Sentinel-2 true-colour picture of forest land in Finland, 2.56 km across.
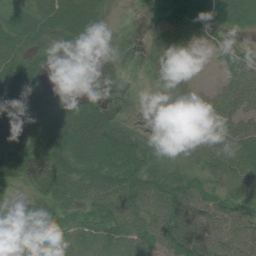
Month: July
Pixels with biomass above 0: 81%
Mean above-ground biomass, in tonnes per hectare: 57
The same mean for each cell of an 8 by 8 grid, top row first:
36 72 90 17 23 67 67 56
54 29 12 0 27 75 21 32
82 19 0 0 13 76 9 59
98 91 66 22 0 61 66 54
64 89 100 92 55 35 68 75
56 83 73 79 73 63 53 69
40 46 62 82 74 89 62 54
67 96 74 76 63 89 76 62
